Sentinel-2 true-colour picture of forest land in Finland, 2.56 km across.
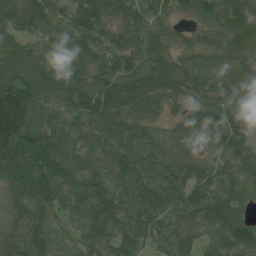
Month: July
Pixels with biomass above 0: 97%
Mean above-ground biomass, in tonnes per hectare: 98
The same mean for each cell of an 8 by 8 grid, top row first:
97 113 111 93 91 49 77 121
58 86 99 89 112 57 90 104
100 107 107 114 145 120 91 95
255 73 99 125 101 44 93 81
187 132 95 103 102 70 41 82
149 147 115 92 110 86 69 75
75 99 90 109 113 86 103 67
91 93 69 93 78 88 56 100
